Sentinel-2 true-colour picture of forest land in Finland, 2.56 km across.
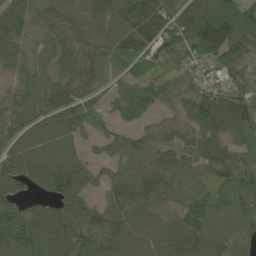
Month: June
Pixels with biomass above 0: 92%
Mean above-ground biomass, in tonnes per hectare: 95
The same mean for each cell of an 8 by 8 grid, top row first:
88 72 82 94 173 117 149 132
71 73 75 103 125 112 161 142
60 74 75 44 89 60 64 76
78 109 121 55 80 50 144 141
77 100 53 52 56 65 94 60
118 150 103 60 101 83 76 128
111 82 95 94 98 67 114 107
161 124 127 98 92 86 100 61
